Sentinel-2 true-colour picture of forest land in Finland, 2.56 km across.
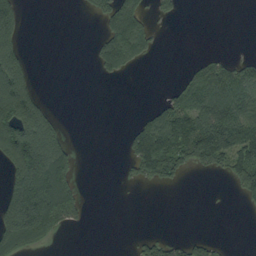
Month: September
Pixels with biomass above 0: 36%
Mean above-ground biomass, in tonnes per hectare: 67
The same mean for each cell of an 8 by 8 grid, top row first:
111 0 4 124 79 22 0 0
87 0 0 141 85 0 3 1
161 0 0 19 0 16 137 107
204 61 0 0 18 118 133 116
225 175 6 0 150 142 183 153
143 252 26 0 67 47 17 107
197 238 68 0 0 0 1 7
159 58 0 0 42 31 32 0
